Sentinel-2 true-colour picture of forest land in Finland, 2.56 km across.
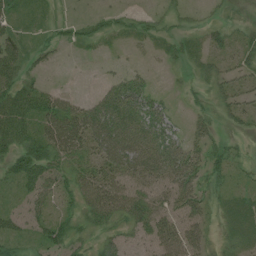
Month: July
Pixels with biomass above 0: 70%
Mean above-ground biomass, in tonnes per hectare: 31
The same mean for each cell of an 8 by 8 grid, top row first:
26 12 8 16 12 12 6 9
40 17 12 7 10 16 25 31
46 9 1 21 23 3 25 25
63 57 51 78 44 11 20 29
49 59 48 78 56 39 35 10
49 45 35 44 42 52 35 12
20 29 38 54 39 38 25 28
30 37 25 29 33 49 24 24
